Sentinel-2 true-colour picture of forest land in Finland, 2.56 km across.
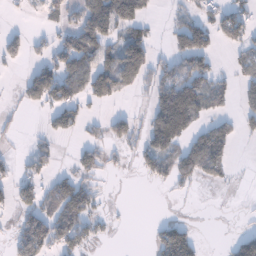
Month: January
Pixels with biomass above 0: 42%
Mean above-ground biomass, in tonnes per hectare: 51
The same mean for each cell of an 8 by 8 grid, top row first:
5 34 62 133 62 18 34 54
41 40 89 61 97 59 66 42
4 91 97 114 55 125 74 44
7 51 54 19 18 186 59 39
5 27 31 38 57 79 130 14
37 39 58 7 29 68 47 1
51 58 105 4 0 0 0 1
64 102 74 7 2 136 3 47
